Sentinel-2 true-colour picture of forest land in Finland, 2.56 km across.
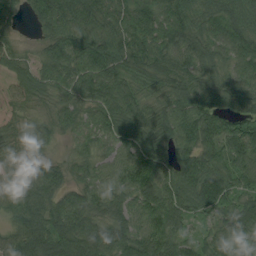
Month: August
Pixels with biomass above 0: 96%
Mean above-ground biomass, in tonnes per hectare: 86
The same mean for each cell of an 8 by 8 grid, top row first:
43 97 78 81 92 102 88 90
43 49 84 90 109 87 83 94
66 79 88 104 74 98 73 79
37 39 66 95 90 104 112 76
50 59 44 69 103 100 90 115
60 82 49 78 101 96 120 84
91 90 100 87 92 90 86 88
105 137 151 133 109 85 61 78
